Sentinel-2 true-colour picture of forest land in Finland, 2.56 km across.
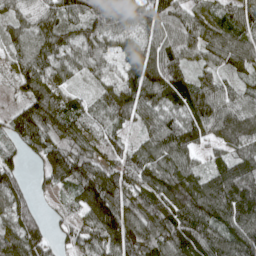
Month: April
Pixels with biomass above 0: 93%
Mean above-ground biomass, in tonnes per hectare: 96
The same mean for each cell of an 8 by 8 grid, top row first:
75 92 92 109 88 91 79 105
77 117 97 65 92 104 96 111
63 96 33 68 141 115 69 55
66 118 80 103 84 80 110 95
66 104 112 88 65 110 66 101
71 69 135 109 106 129 89 136
89 22 78 133 123 145 133 146
113 61 78 105 116 136 120 118
